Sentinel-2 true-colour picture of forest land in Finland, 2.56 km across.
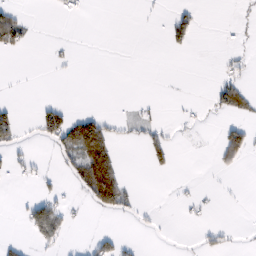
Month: February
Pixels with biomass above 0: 16%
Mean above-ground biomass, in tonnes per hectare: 18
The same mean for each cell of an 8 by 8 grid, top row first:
30 1 6 0 2 19 0 2
35 5 1 0 0 15 0 4
1 1 1 0 0 0 2 23
14 41 18 2 8 2 8 34
16 22 161 67 24 10 1 58
7 7 66 168 1 5 1 3
2 50 7 88 5 4 5 1
8 28 1 23 2 1 14 2
